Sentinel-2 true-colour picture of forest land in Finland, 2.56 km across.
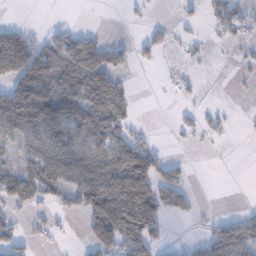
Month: January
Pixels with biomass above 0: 47%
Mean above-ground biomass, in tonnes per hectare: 53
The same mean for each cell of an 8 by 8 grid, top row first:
0 0 0 0 11 8 35 51
119 82 112 47 33 16 15 19
86 102 115 75 0 20 1 7
129 111 106 106 0 11 22 5
56 91 62 87 46 6 13 1
80 99 95 124 127 47 0 0
37 31 66 185 170 53 4 4
67 22 11 115 103 4 50 79
